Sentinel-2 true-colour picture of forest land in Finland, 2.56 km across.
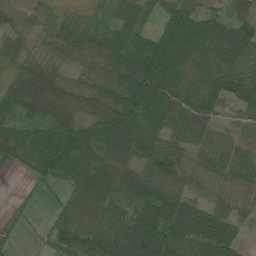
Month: June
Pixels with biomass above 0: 88%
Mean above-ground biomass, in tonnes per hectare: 65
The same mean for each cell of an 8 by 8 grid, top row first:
34 37 24 44 63 84 50 51
49 36 75 82 92 94 81 87
68 87 45 79 103 75 81 64
65 69 53 91 90 78 77 44
74 81 109 114 81 56 61 59
7 54 81 88 70 61 42 48
15 10 74 38 74 93 57 25
16 25 79 77 130 93 104 40
